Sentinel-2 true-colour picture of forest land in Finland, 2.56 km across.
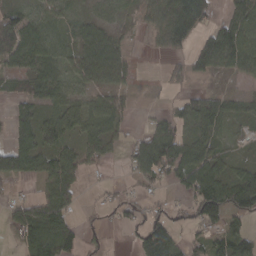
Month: March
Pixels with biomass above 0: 67%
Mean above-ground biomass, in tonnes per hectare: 52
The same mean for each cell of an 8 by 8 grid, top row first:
57 43 26 19 31 77 68 58
99 60 50 57 5 32 81 82
32 73 47 50 3 23 18 17
45 49 63 72 4 38 87 30
67 70 53 45 74 91 67 10
67 71 52 7 62 62 91 63
54 84 21 26 38 24 110 73
34 116 48 7 87 47 60 59
